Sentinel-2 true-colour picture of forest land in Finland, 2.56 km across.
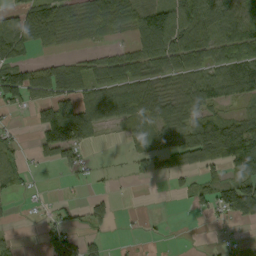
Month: September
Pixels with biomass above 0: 59%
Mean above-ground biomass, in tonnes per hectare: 59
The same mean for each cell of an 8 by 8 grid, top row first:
60 128 69 126 94 108 96 97
81 32 20 23 78 106 81 89
115 122 78 85 80 63 79 113
25 76 93 95 70 59 57 39
26 84 75 3 33 59 149 175
41 3 23 6 23 25 27 74
5 13 23 29 1 1 37 152
15 46 49 7 3 0 2 15
